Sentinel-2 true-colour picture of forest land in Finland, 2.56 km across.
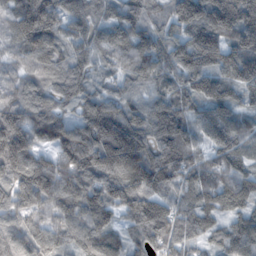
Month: November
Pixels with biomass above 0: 96%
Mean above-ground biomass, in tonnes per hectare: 117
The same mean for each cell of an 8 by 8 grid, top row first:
125 134 111 79 107 124 170 193
88 110 80 107 112 128 207 155
67 81 92 59 102 100 162 157
113 112 83 116 88 90 113 94
176 103 174 133 84 140 92 118
123 170 159 142 144 126 117 128
112 124 115 114 140 111 125 103
99 118 99 76 87 96 66 137
